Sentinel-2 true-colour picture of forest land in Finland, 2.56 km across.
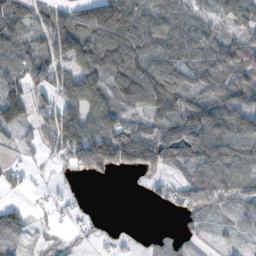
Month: November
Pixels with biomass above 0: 74%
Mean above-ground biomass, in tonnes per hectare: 74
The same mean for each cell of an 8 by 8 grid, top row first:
77 74 97 152 95 79 47 74
68 100 138 140 103 102 89 92
47 88 139 102 149 93 98 113
81 66 103 104 58 107 126 112
27 40 143 173 126 137 136 123
25 6 27 23 36 37 77 93
37 30 14 0 2 33 40 40
38 6 14 23 21 61 12 19
